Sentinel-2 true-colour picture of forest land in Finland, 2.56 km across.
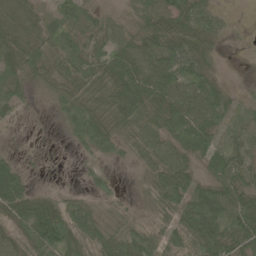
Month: June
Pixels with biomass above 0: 88%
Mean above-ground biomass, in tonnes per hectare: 47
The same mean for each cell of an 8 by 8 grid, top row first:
58 31 33 23 40 58 37 1
62 53 63 51 63 59 27 3
34 37 58 57 83 71 34 8
23 6 68 51 75 80 60 22
4 3 29 36 56 60 59 28
54 4 9 18 22 86 43 51
55 62 60 23 16 78 116 74
40 112 58 55 62 55 105 71
